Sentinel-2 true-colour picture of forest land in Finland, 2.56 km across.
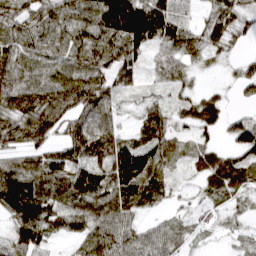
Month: March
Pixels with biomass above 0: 88%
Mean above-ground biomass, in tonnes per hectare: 63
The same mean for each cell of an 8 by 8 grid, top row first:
61 70 80 138 137 66 46 69
70 54 80 95 69 62 57 21
86 74 93 66 24 46 6 47
94 95 79 46 37 36 43 17
55 50 78 75 65 41 30 71
107 86 88 93 116 28 45 54
107 88 84 99 56 23 23 23
55 42 63 82 57 42 15 17
